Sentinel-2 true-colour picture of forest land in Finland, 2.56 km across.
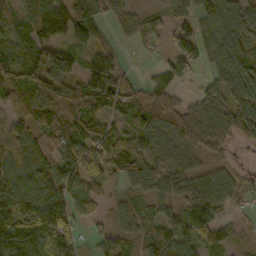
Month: October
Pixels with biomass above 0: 86%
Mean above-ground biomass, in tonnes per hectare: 74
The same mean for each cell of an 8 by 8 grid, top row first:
48 106 117 56 43 58 79 103
55 95 62 36 18 59 57 107
79 126 80 142 32 58 38 121
61 139 133 90 109 91 70 88
79 63 122 110 62 66 61 25
93 82 121 57 95 66 69 35
113 123 42 30 32 45 90 25
83 92 32 64 49 68 49 25
